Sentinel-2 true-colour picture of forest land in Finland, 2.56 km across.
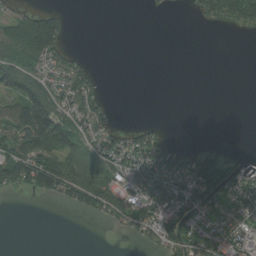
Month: August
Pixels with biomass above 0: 46%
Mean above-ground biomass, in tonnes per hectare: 51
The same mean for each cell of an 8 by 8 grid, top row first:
41 66 0 0 3 1 52 84
74 126 8 0 0 0 0 0
93 58 93 0 0 0 0 0
98 132 103 15 0 0 0 0
148 130 72 79 109 3 10 0
118 166 138 94 97 58 130 62
0 1 73 112 102 82 66 54
0 0 0 2 45 112 108 62
